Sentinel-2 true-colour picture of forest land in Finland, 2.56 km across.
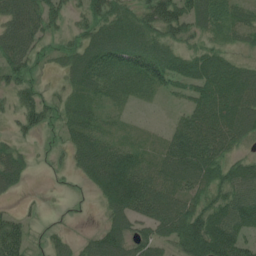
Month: July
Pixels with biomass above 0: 80%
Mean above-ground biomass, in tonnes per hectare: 52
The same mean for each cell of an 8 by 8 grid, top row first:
81 66 27 71 56 87 74 33
80 22 47 74 70 43 38 25
50 9 48 52 57 52 72 66
36 46 41 19 5 16 76 70
27 10 56 45 19 65 80 31
60 6 28 126 66 68 73 69
11 3 2 67 72 65 61 81
77 22 24 79 53 68 131 74
